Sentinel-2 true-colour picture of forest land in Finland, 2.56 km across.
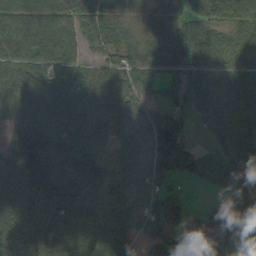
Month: September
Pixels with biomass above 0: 87%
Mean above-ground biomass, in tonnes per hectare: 81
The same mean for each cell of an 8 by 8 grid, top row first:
81 82 71 63 36 40 60 66
73 105 55 64 62 84 97 56
63 69 82 92 73 63 72 81
62 73 68 62 56 60 78 95
148 116 101 51 72 87 37 95
170 147 96 72 93 58 49 60
155 140 91 54 88 74 40 90
121 97 113 101 69 60 112 63
